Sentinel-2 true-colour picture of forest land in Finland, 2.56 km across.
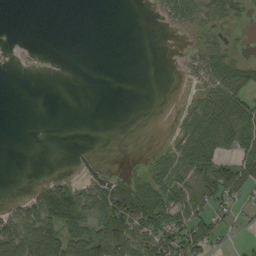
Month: September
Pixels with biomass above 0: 40%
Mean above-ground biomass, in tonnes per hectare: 28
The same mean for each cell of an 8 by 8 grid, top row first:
0 0 0 0 0 27 35 19
1 0 0 0 0 1 28 4
0 0 0 0 0 1 61 68
0 0 0 0 0 5 69 76
0 0 0 0 0 25 76 70
0 6 5 12 16 45 69 63
25 84 75 109 86 65 50 18
84 93 60 100 59 62 56 6
